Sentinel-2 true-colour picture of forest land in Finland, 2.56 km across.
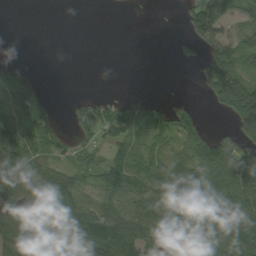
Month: August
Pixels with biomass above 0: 62%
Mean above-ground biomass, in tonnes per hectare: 55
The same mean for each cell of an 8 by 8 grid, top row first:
0 0 0 0 0 7 109 38
0 0 0 0 0 15 61 50
56 1 0 0 0 0 73 92
59 25 24 52 59 50 10 139
107 55 22 47 57 46 81 93
134 78 46 82 76 72 85 90
83 91 85 69 65 84 81 84
108 87 123 108 77 93 89 109
